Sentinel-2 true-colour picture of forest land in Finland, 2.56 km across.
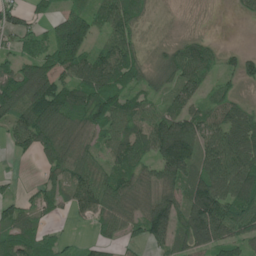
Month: June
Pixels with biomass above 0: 81%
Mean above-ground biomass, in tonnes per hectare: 80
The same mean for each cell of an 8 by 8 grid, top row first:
63 36 92 88 42 3 2 15
41 85 118 87 41 55 52 26
124 157 103 101 65 74 50 57
117 150 130 97 71 85 63 72
55 94 91 66 86 211 89 115
10 42 91 97 92 119 109 126
61 48 59 102 108 111 152 100
99 59 14 37 58 79 114 69
